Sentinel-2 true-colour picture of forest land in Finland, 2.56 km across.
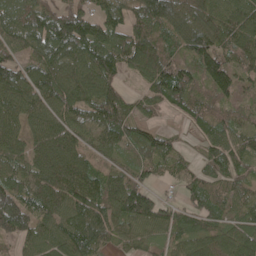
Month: May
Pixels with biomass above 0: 91%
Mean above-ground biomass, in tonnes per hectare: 91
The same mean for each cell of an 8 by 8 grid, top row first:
95 116 107 90 120 129 100 113
79 124 124 139 126 80 132 130
94 119 106 94 78 150 122 88
79 88 88 130 49 45 70 53
69 95 82 87 88 42 68 84
69 99 112 73 57 53 67 61
96 107 101 95 119 60 85 69
55 57 122 59 59 72 90 110
